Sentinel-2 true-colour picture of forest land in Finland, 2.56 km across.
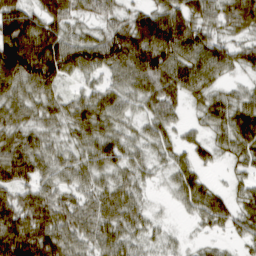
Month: March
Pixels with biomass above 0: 89%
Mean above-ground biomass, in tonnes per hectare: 51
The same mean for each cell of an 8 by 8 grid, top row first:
95 63 36 38 58 74 49 77
106 88 72 83 104 90 65 41
76 76 27 35 66 61 50 18
53 45 55 55 35 31 45 56
65 41 46 56 37 33 33 55
70 43 43 42 28 39 14 24
64 74 48 55 28 14 58 37
68 56 50 51 26 11 13 22
